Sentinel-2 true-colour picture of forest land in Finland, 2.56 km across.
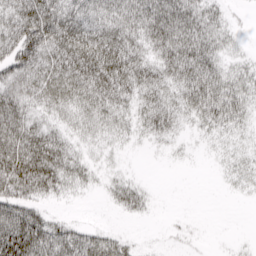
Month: April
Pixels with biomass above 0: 72%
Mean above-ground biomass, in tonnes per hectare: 47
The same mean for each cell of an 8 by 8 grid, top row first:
64 88 63 64 78 80 43 5
72 80 91 99 54 77 54 11
63 71 82 114 69 56 75 39
71 37 44 53 46 44 60 46
88 75 25 20 12 11 9 17
113 88 36 20 6 0 1 21
77 26 2 15 27 0 0 1
121 84 65 47 4 6 2 4
